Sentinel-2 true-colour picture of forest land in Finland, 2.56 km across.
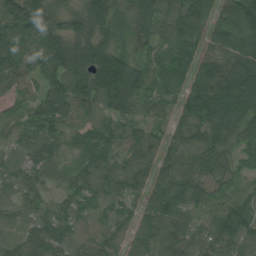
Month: July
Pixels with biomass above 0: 96%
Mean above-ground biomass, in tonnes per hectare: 78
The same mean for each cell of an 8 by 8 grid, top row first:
141 98 101 95 96 80 70 103
94 104 110 82 61 96 53 112
70 79 87 149 79 80 100 167
46 94 74 86 55 52 109 135
59 95 56 76 91 51 78 53
65 47 54 75 73 81 59 33
57 53 55 43 53 78 45 64
60 69 56 56 67 86 70 87
